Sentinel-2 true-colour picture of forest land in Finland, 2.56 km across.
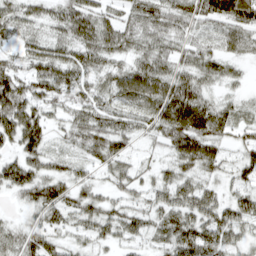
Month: April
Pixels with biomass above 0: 89%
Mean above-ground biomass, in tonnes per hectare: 49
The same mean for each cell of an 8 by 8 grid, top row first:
50 42 69 34 58 54 55 77
31 50 60 60 45 38 35 39
60 68 44 43 69 64 44 19
106 45 39 43 42 94 71 27
59 44 41 70 15 64 65 31
77 65 36 40 22 43 30 31
14 70 54 39 35 57 60 50
41 47 23 33 32 65 72 36
